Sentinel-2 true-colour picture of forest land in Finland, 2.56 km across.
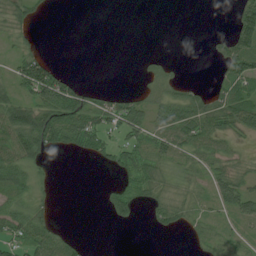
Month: July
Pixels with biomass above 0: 51%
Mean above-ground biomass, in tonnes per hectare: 36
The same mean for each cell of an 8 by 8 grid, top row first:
33 6 0 0 0 0 0 64
19 5 0 0 0 0 10 78
56 124 18 0 14 28 8 73
80 94 87 65 52 72 74 88
83 72 52 39 55 78 58 13
56 10 0 10 60 23 39 37
41 21 0 41 20 46 20 54
60 76 17 0 0 1 33 21
